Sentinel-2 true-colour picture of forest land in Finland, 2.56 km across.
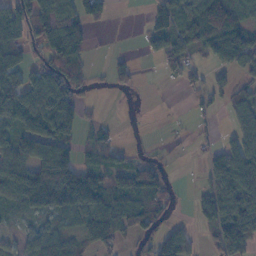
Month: November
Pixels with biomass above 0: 61%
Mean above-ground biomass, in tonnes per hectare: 58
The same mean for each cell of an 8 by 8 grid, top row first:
103 130 103 18 23 80 89 48
84 97 69 2 19 59 63 109
89 118 54 36 2 20 38 37
104 102 13 1 0 1 23 43
66 86 36 34 5 4 21 67
67 138 97 55 91 7 55 122
35 83 81 83 78 15 73 109
18 73 44 64 40 77 29 76
